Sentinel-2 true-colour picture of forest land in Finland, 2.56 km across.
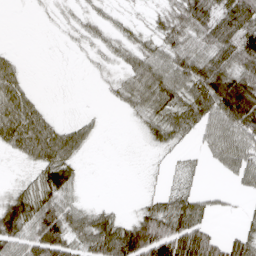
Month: April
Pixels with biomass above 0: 61%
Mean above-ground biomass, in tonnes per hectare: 39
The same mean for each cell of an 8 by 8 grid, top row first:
0 3 12 11 7 40 57 85
4 0 7 21 35 47 56 72
42 0 0 12 58 68 91 77
71 16 4 2 38 47 65 119
50 76 40 0 11 20 32 63
4 56 15 0 2 12 4 38
63 70 32 17 28 53 23 6
55 100 48 93 113 101 67 40
